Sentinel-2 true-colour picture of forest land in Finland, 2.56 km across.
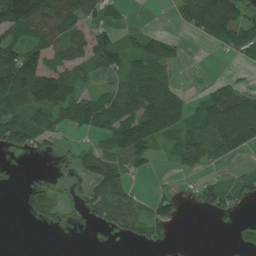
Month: July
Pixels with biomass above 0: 56%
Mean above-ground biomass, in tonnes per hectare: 58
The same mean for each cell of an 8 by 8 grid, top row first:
168 130 86 24 0 33 160 85
93 77 71 77 66 27 15 79
142 124 51 35 90 21 13 17
64 93 86 99 123 88 82 134
69 31 16 82 120 72 98 102
1 12 31 88 21 16 22 32
2 68 30 96 45 48 49 27
0 0 1 9 44 12 0 24
